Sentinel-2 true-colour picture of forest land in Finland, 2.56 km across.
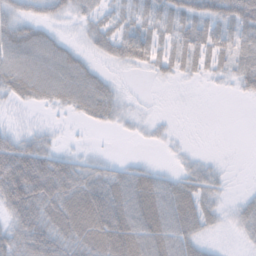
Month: November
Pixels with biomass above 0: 69%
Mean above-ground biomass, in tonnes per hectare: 37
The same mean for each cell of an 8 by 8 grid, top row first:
41 36 27 27 34 45 58 74
54 50 18 43 58 41 52 44
57 59 52 15 4 13 12 32
9 9 28 32 6 1 0 0
47 27 4 1 6 7 0 0
102 92 51 42 41 25 34 1
65 62 77 70 67 58 31 22
51 71 60 81 62 47 14 9
